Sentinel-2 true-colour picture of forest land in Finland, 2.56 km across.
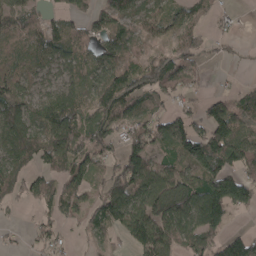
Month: April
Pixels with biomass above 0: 75%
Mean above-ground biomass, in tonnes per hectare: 71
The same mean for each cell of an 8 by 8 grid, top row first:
65 44 50 85 65 54 40 11
41 88 60 93 45 77 41 13
73 47 47 117 116 110 13 11
98 85 77 100 53 64 70 69
111 100 97 68 101 98 127 88
83 59 61 72 128 92 88 65
16 46 55 113 105 100 138 52
12 40 11 26 110 82 81 71
